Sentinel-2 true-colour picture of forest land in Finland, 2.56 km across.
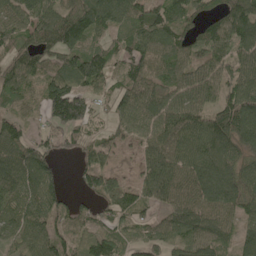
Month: May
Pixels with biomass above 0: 86%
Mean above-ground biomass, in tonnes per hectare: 86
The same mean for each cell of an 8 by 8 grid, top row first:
92 110 130 110 93 85 55 121
75 87 94 62 93 83 71 88
101 103 110 58 91 82 89 92
61 94 119 47 92 106 82 129
103 64 46 51 66 99 114 99
111 99 43 52 63 96 125 109
105 97 54 70 61 95 94 82
63 99 67 83 66 72 105 63
